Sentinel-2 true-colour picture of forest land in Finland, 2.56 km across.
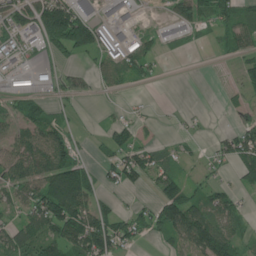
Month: June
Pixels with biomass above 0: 60%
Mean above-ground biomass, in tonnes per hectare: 65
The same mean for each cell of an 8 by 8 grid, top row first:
109 178 138 75 16 73 75 78
67 51 97 136 67 17 9 58
37 42 40 51 28 1 0 31
60 68 14 11 11 9 5 29
75 111 28 57 46 21 16 102
89 120 117 52 74 60 28 47
55 145 113 48 35 140 94 55
92 90 120 132 29 71 149 64
